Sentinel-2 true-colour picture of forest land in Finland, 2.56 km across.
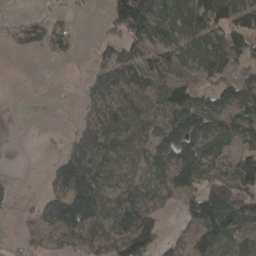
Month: April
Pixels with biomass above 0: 65%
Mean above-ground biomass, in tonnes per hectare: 69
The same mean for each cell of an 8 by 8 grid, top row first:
8 19 7 83 176 78 138 83
17 35 10 52 67 60 70 95
0 1 14 110 85 60 56 73
0 1 25 80 74 112 111 82
0 1 87 86 83 146 85 52
6 25 131 79 68 142 75 95
15 76 138 99 139 27 187 108
11 45 73 79 136 19 133 65
